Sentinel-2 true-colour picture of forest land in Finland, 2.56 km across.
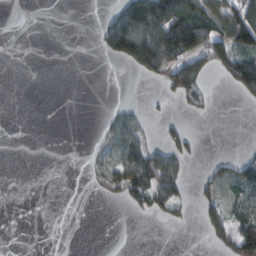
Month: February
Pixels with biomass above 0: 29%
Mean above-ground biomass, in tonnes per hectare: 35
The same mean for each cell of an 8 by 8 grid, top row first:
0 0 0 48 173 139 91 149
0 0 0 79 189 122 90 86
0 0 0 0 20 85 28 80
0 0 0 17 17 5 8 1
0 0 0 38 56 52 0 2
0 0 1 56 118 82 25 67
0 0 0 2 33 41 41 43
0 0 0 0 0 0 18 114
